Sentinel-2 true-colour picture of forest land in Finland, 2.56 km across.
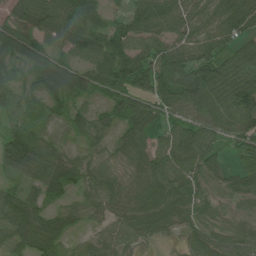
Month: July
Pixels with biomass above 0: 92%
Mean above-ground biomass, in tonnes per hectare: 68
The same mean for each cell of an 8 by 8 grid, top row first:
64 100 99 26 85 96 81 112
68 70 97 91 68 83 85 65
48 81 80 80 80 120 133 103
39 34 40 39 63 65 86 101
104 60 41 39 52 90 81 54
47 86 48 32 63 85 56 45
97 44 29 50 80 87 37 21
76 87 29 61 44 21 67 67
